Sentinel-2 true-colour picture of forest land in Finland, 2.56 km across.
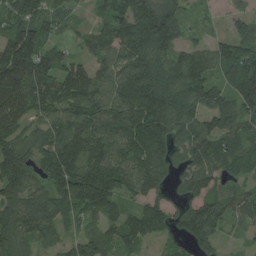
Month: August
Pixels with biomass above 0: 90%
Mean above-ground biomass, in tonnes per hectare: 99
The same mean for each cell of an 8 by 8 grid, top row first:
92 97 33 88 137 83 17 40
146 58 34 102 156 96 76 88
148 112 122 107 166 129 97 118
109 83 149 126 153 122 107 111
75 94 146 136 157 82 116 66
124 98 152 133 124 58 110 45
118 113 111 85 83 55 107 92
94 60 72 67 78 49 70 37
